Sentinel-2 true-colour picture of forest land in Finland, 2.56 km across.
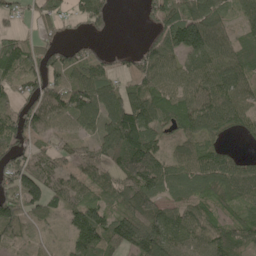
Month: May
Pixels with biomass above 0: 81%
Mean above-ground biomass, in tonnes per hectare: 88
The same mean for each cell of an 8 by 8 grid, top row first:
47 88 72 59 26 111 130 57
99 68 51 25 57 115 135 70
87 75 93 69 86 83 111 105
82 111 131 122 132 104 123 92
89 52 48 108 147 58 75 18
121 95 68 82 150 80 105 106
115 70 105 80 104 67 55 62
52 20 124 110 143 100 110 81
